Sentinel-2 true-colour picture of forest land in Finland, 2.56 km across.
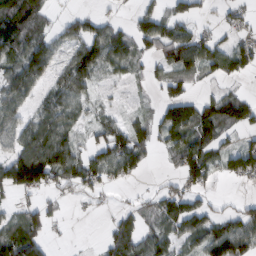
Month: February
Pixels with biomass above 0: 62%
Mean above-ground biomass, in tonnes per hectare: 56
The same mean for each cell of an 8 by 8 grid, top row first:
104 35 47 17 46 58 12 32
79 72 63 82 46 102 73 56
76 44 94 18 18 56 25 29
55 67 39 20 15 75 85 97
64 109 43 90 59 70 81 43
119 105 85 49 21 36 61 84
29 19 7 10 31 74 41 38
100 31 1 70 72 48 71 100
